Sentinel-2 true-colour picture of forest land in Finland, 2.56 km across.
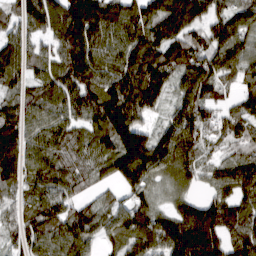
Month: March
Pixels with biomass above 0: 85%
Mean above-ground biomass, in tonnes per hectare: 94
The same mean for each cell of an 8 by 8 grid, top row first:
44 133 107 76 89 147 91 34
31 28 153 92 121 108 99 41
69 85 161 138 158 102 141 65
88 82 90 150 88 86 82 73
117 93 70 118 134 145 60 74
83 97 73 82 116 98 47 121
56 94 59 63 80 70 111 91
50 100 103 60 99 162 141 102
